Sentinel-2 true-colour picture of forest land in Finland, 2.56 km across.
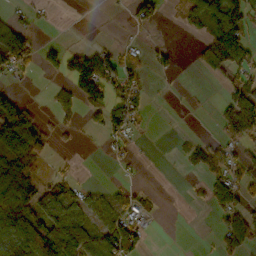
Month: October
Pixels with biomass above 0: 43%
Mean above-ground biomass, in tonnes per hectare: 42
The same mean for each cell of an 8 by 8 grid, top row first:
18 5 0 1 44 10 89 79
121 26 25 22 14 10 66 108
20 10 86 68 29 4 10 66
76 15 49 76 28 1 2 104
53 31 2 22 2 7 46 47
65 22 9 2 2 2 59 63
106 85 47 39 30 0 26 64
97 144 112 100 33 0 3 71
